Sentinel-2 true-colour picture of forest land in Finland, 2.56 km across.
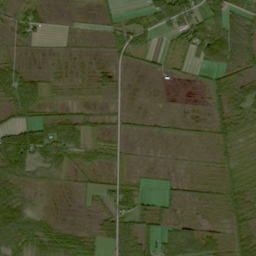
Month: September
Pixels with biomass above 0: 66%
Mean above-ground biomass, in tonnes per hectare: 35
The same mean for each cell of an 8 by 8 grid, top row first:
34 19 4 15 34 80 77 48
16 4 5 23 37 39 83 75
71 23 7 25 2 7 19 52
42 32 26 13 7 4 18 48
120 85 60 26 2 5 10 25
72 25 16 20 6 7 10 30
89 11 4 44 36 16 18 51
68 64 50 45 53 63 43 47
